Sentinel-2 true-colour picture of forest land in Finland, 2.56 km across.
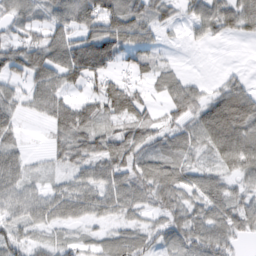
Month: February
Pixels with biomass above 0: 80%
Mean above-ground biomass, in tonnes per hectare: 60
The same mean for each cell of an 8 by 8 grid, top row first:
59 61 92 97 72 31 70 83
74 109 108 110 60 6 10 0
54 91 79 67 31 42 11 23
50 75 91 78 64 63 81 118
43 23 76 79 67 53 66 102
65 19 42 75 69 66 47 53
60 64 58 51 42 58 68 65
54 22 25 44 40 55 78 31
